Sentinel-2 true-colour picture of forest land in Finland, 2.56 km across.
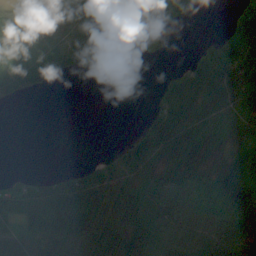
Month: September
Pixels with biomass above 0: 66%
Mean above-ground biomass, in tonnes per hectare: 43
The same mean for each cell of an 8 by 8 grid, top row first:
22 31 51 52 62 73 1 73
32 34 61 68 29 0 46 104
51 50 5 3 0 44 112 121
0 0 0 0 10 71 39 39
0 0 0 10 76 55 36 56
20 27 51 66 53 55 42 78
68 70 85 74 55 25 18 77
34 55 59 65 57 21 17 69
